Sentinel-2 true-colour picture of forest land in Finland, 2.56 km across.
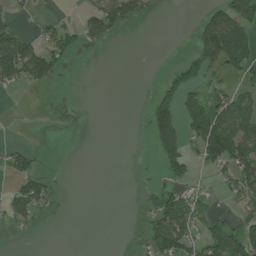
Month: July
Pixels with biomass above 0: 39%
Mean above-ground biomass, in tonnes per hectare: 40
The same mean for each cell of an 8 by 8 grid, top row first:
23 15 30 104 22 0 62 94
114 73 36 8 0 3 110 107
62 70 1 0 1 63 40 33
0 2 0 0 18 88 100 103
16 2 0 0 3 95 148 112
52 26 0 0 1 43 10 99
79 29 0 0 21 100 37 20
3 0 0 0 30 118 63 90
